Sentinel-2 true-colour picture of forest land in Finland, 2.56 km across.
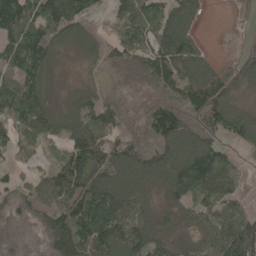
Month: May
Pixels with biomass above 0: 82%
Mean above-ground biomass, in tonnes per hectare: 86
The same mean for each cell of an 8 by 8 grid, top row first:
141 118 99 39 83 115 9 17
114 112 36 59 107 163 21 20
83 58 17 57 96 111 95 82
108 98 68 88 74 141 131 53
85 53 98 73 131 125 97 39
42 53 150 132 101 114 120 48
86 70 106 159 55 55 78 50
9 109 123 127 106 42 57 197
